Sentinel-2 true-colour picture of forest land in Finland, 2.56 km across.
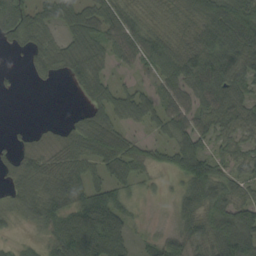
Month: September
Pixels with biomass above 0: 75%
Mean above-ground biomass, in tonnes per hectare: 50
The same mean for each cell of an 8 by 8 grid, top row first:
78 58 19 57 13 5 69 97
24 57 54 54 60 22 39 24
4 18 60 37 13 70 49 50
0 0 20 66 56 68 57 72
15 26 70 105 38 69 40 41
35 60 56 57 31 40 108 41
39 69 81 86 7 32 81 89
17 35 123 86 18 51 75 123
